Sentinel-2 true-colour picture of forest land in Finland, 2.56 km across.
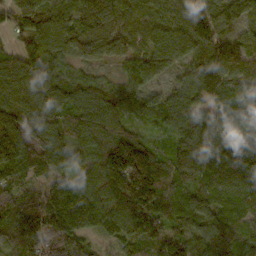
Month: October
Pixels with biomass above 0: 96%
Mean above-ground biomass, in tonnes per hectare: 111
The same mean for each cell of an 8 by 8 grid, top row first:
114 135 110 107 74 80 112 56
73 123 101 33 75 101 123 92
116 102 62 34 60 51 144 106
156 106 103 87 74 96 95 123
177 139 76 136 95 83 150 182
82 90 91 192 238 102 125 167
129 166 189 129 175 105 97 97
103 164 108 64 108 97 118 97
